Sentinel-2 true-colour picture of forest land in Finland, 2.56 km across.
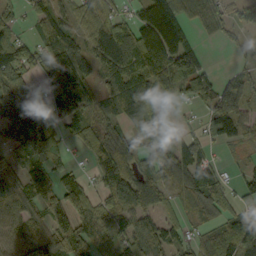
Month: September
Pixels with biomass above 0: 78%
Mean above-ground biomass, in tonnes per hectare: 84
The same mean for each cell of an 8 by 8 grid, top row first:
40 76 60 61 77 98 73 50
90 77 74 147 133 140 12 32
136 52 80 78 117 114 69 76
165 95 102 69 100 10 69 95
96 106 52 132 82 85 56 42
76 68 55 148 100 115 87 34
92 78 109 86 96 52 58 58
78 119 164 69 101 68 44 82
